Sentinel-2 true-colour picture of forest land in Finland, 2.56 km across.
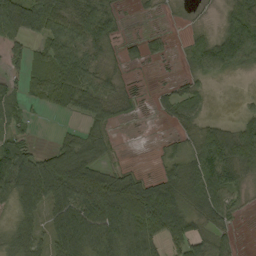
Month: September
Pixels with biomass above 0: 76%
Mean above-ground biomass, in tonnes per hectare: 55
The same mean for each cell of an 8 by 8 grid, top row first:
102 111 66 38 7 3 4 60
34 69 65 27 26 5 67 103
33 90 100 32 5 15 25 3
45 17 56 54 11 48 18 18
58 13 74 21 1 21 104 114
95 127 115 67 29 55 134 65
38 53 95 128 139 78 80 19
45 46 99 86 84 38 50 12
